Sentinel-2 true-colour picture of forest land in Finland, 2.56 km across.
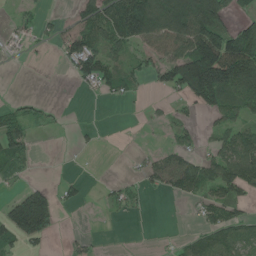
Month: June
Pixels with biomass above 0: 46%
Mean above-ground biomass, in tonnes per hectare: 60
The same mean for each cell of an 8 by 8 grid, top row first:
12 15 50 118 194 166 175 36
15 13 115 73 62 100 181 184
0 0 51 62 36 98 195 206
45 21 0 0 6 19 44 73
79 0 8 0 2 31 24 127
40 1 8 3 31 106 101 140
138 163 15 22 6 1 63 44
82 43 17 0 0 15 68 77
